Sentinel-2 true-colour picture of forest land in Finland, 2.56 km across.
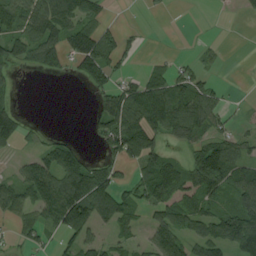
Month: August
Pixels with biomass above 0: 57%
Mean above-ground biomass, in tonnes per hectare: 59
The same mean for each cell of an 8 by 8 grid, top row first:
92 105 86 13 6 2 1 10
67 87 110 65 9 1 16 0
11 7 37 51 50 65 26 1
45 0 0 103 123 107 89 8
42 42 22 67 119 37 78 53
40 100 126 67 78 114 150 80
62 92 152 113 60 114 64 86
22 20 65 42 32 90 84 97
